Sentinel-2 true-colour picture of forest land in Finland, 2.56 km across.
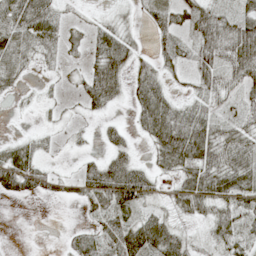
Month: May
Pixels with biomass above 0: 67%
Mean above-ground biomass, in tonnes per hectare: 35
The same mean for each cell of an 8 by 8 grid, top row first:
59 51 7 14 16 34 45 40
55 37 17 67 12 30 49 70
29 5 23 65 56 12 37 38
3 7 10 9 52 45 28 28
31 10 8 27 13 80 65 48
84 34 32 67 43 35 62 55
0 0 10 57 33 31 40 48
0 0 34 54 93 59 24 41
